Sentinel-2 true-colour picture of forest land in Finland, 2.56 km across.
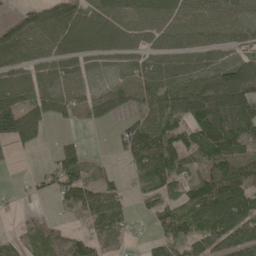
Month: May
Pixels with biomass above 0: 76%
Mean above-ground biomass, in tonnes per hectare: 79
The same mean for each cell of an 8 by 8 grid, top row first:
28 74 80 83 86 89 88 71
85 70 79 73 75 70 76 65
79 74 51 41 96 89 87 118
151 77 59 60 66 119 199 156
72 11 38 17 124 95 128 109
6 52 93 29 82 89 94 111
14 4 91 88 34 81 152 130
41 52 66 54 22 83 128 130
